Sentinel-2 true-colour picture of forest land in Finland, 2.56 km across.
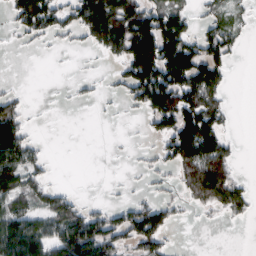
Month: March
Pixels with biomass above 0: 48%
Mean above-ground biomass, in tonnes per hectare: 60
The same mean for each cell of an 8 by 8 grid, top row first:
53 110 99 139 114 83 28 22
5 10 13 86 158 156 92 24
3 0 11 16 168 152 129 0
63 1 0 3 48 147 110 1
142 7 0 1 7 121 125 10
86 25 0 1 11 43 150 24
61 63 44 41 72 26 39 47
160 120 171 80 84 6 0 0
